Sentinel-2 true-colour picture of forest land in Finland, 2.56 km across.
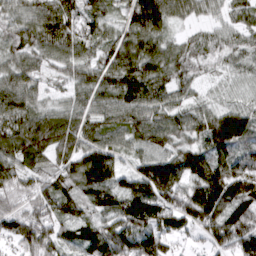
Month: March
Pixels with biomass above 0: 95%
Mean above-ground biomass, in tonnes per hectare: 92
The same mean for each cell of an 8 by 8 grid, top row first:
66 101 95 57 127 69 39 66
64 85 83 71 51 57 67 61
77 42 69 104 128 89 30 39
104 67 76 91 102 78 69 79
109 113 93 83 85 87 111 92
92 69 118 106 131 139 149 159
70 78 72 105 147 117 164 128
87 107 91 162 150 64 75 124
